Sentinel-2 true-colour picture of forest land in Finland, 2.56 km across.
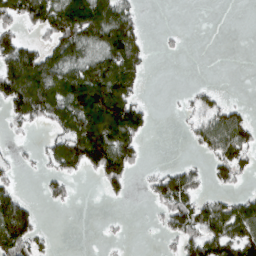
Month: March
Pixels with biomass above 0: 48%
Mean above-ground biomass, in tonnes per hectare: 54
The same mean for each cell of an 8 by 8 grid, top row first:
81 117 135 131 11 0 0 0
99 62 85 115 37 6 0 0
157 119 112 126 23 0 2 0
74 90 116 142 47 7 56 38
9 34 118 110 25 0 64 82
19 37 27 85 12 84 31 34
115 11 1 2 2 89 62 71
98 15 0 6 0 41 95 97
